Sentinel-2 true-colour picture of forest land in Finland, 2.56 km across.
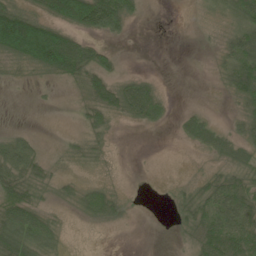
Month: June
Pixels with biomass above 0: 54%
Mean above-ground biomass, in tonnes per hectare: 35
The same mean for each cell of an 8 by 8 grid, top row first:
105 63 108 105 10 0 7 54
121 177 78 13 0 0 3 65
8 14 43 43 28 0 1 74
0 1 19 47 59 10 12 25
42 4 27 7 0 4 44 48
64 23 10 3 0 2 24 39
71 18 21 34 0 19 60 77
84 45 0 0 0 3 83 72
